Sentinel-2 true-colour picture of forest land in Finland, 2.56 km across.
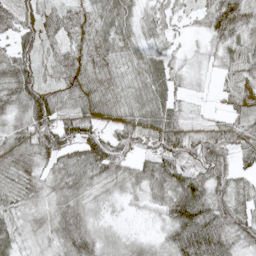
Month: May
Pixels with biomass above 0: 91%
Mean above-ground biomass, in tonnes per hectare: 49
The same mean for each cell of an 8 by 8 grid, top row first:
59 29 38 65 34 32 51 75
51 31 41 50 39 19 31 50
88 32 39 37 59 33 9 41
57 91 62 30 64 38 10 32
58 69 65 57 44 72 74 44
45 44 67 56 58 77 61 34
39 45 54 18 23 89 67 44
39 39 75 28 25 67 87 45
